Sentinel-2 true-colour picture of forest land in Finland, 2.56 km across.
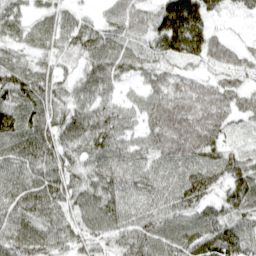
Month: April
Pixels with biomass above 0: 93%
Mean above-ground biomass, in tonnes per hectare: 74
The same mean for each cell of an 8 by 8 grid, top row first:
46 36 40 61 66 180 70 25
33 49 76 91 56 110 84 35
91 65 58 79 48 51 41 45
88 79 85 87 71 104 100 58
84 89 88 97 59 105 96 24
80 100 57 84 62 75 84 98
83 91 76 81 67 73 65 96
84 78 57 52 75 82 96 103
